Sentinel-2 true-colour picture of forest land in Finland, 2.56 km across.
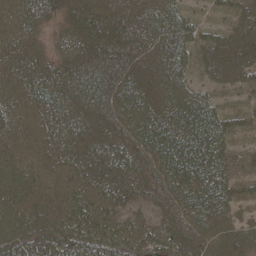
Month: May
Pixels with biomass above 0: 94%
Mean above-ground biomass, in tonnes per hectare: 46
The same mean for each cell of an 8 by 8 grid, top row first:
43 32 39 37 37 41 15 42
42 19 51 46 39 55 44 48
38 51 57 52 37 44 25 35
37 51 45 49 49 63 52 25
40 40 45 53 62 77 68 14
55 34 39 49 48 65 65 31
46 37 47 37 27 53 61 26
71 61 72 65 68 64 35 25
